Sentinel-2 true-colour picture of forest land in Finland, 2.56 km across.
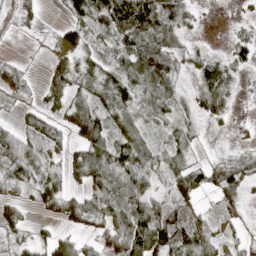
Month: April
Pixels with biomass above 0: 74%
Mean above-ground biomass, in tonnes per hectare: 42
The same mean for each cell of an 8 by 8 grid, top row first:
26 1 40 103 134 63 3 8
1 9 46 35 89 29 11 30
27 38 39 52 68 36 70 18
10 33 72 50 34 27 47 4
56 31 69 79 45 40 3 8
42 33 43 63 54 48 50 53
24 21 48 61 70 56 13 16
16 34 38 42 122 92 59 24
